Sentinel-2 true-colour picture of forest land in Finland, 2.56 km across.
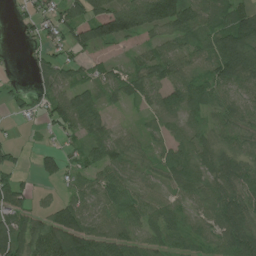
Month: July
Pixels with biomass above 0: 81%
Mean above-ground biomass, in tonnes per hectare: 58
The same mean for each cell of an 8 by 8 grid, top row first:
14 56 73 118 99 111 69 89
4 41 63 29 31 48 65 126
7 64 37 44 64 66 61 83
23 65 88 17 26 60 53 58
17 12 32 71 32 46 50 54
32 44 41 56 35 52 59 80
69 36 73 58 67 38 59 98
91 113 132 80 50 41 40 110
